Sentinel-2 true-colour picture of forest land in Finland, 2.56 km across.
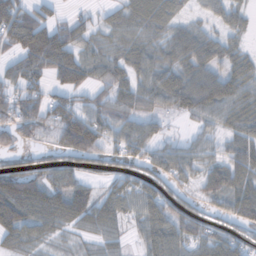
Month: November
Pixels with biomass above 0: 79%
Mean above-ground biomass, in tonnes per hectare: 61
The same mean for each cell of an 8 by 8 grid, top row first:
105 44 23 30 68 44 27 32
73 135 58 40 54 68 65 28
61 51 74 60 54 72 72 56
90 74 73 68 56 38 60 53
46 30 121 54 77 36 43 61
93 58 56 50 58 65 60 71
110 78 85 60 61 81 39 70
58 38 21 35 42 85 68 65
